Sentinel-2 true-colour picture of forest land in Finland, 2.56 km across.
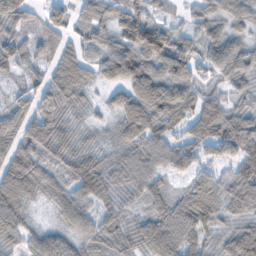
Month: February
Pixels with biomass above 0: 92%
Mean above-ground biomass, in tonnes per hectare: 71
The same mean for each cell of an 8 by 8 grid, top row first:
66 63 34 63 92 19 76 69
62 55 54 75 151 96 61 68
26 70 73 64 129 122 48 64
77 79 30 44 128 104 106 61
72 98 36 40 79 62 75 107
99 71 80 57 69 37 52 102
69 29 63 43 46 82 103 75
50 65 47 52 81 96 54 116
